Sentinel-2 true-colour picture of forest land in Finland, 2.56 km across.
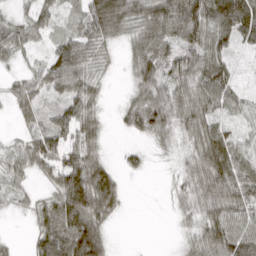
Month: March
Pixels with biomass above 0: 81%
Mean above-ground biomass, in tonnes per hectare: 58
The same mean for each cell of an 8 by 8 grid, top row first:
27 39 37 132 80 106 100 107
60 33 83 28 86 69 86 31
18 61 68 10 60 62 83 24
17 31 70 10 85 66 63 34
26 76 67 8 20 33 97 49
45 40 127 77 16 24 121 88
22 62 134 64 0 22 80 90
8 94 150 32 0 13 93 99
